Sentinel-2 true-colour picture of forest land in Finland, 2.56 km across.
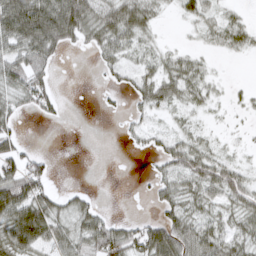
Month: March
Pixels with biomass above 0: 61%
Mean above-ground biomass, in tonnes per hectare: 37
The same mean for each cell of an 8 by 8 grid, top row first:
99 98 92 69 54 11 32 15
60 67 21 53 30 15 14 24
56 33 0 14 41 54 25 2
31 27 0 5 29 22 17 9
38 0 0 0 19 41 26 9
70 36 0 0 5 59 66 42
84 62 39 3 1 52 38 46
67 56 55 72 72 84 63 45
